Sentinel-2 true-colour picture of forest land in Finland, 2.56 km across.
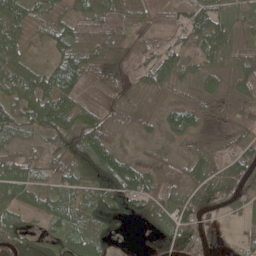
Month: May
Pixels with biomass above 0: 88%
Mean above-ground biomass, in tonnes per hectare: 50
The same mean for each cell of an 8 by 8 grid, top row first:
61 32 42 58 35 41 74 30
49 29 45 54 32 50 62 39
70 67 65 24 50 56 43 53
62 102 62 47 32 61 15 32
36 41 70 51 21 18 14 57
69 46 65 87 71 41 66 77
53 47 54 50 61 67 74 48
69 40 57 19 10 55 52 35
